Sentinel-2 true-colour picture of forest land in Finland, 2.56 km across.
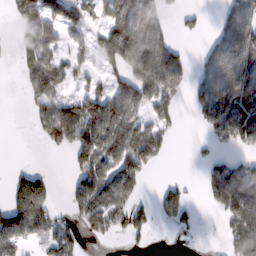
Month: February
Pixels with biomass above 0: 54%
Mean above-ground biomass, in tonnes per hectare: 74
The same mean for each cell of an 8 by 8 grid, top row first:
79 111 82 107 114 17 6 96
47 107 42 145 158 74 47 123
14 148 25 51 161 104 81 98
0 73 101 116 59 35 103 102
0 44 108 105 144 10 14 46
46 43 98 106 64 9 53 121
126 90 91 141 40 90 21 121
132 58 37 28 16 3 1 100
